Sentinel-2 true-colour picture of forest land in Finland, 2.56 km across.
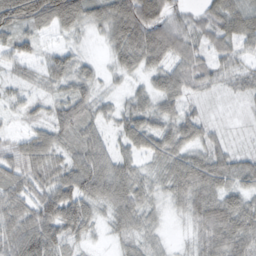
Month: February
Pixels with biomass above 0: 93%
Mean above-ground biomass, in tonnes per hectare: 55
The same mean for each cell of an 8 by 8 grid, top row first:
108 105 84 87 107 45 51 74
54 24 25 49 101 76 50 49
28 43 53 20 34 61 38 32
24 39 65 31 57 53 18 11
31 61 59 40 59 60 45 13
55 61 88 79 38 64 80 58
59 87 82 52 47 26 84 70
78 86 39 19 39 13 62 78
